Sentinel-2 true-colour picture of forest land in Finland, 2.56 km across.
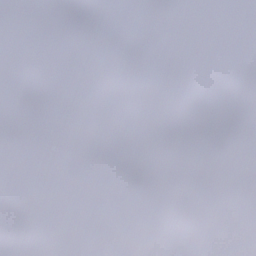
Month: December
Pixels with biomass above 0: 60%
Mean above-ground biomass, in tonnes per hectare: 50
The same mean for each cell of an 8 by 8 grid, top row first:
88 66 67 77 46 52 63 46
40 32 27 65 61 69 23 58
36 33 73 61 76 34 72 60
78 62 70 77 46 54 60 41
10 18 47 8 45 90 91 47
10 0 21 35 58 61 65 45
129 1 1 64 6 59 73 40
21 47 22 31 15 66 99 58
